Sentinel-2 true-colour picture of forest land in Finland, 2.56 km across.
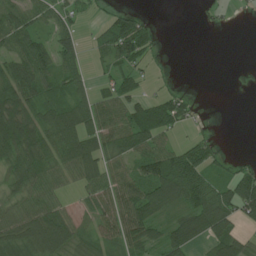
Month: June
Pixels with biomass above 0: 66%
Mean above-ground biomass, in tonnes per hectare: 52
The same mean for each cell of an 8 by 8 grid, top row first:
62 50 31 41 18 0 12 5
56 43 36 82 57 0 0 0
79 50 40 50 25 7 0 9
88 63 74 60 85 71 2 0
96 75 100 60 77 30 33 0
51 55 55 76 81 119 55 70
45 65 21 87 105 48 104 91
59 99 46 45 85 84 64 52
